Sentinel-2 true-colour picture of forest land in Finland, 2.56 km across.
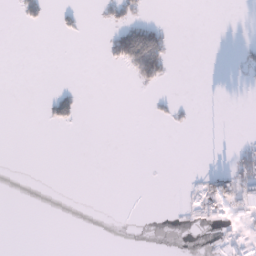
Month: January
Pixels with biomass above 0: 11%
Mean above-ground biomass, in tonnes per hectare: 12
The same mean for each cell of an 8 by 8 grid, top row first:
9 15 13 25 17 0 0 0
0 0 0 42 137 7 0 6
0 0 0 0 41 3 0 2
0 21 25 0 1 11 0 0
0 0 0 0 0 0 0 13
0 0 0 0 0 0 32 104
0 0 0 0 0 4 29 105
0 0 0 0 0 17 7 87
